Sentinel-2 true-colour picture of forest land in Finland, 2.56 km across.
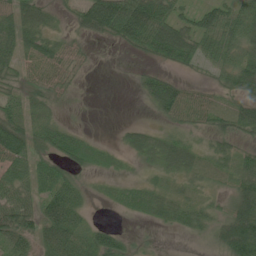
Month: June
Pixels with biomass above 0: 69%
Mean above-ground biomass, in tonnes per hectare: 37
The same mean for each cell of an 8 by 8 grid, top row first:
61 31 46 96 96 46 46 55
59 53 18 7 44 78 37 51
28 48 8 0 27 28 14 67
37 24 1 0 4 48 45 47
82 42 31 7 34 36 19 21
55 43 21 9 8 24 17 48
76 54 34 5 23 36 24 72
43 54 43 40 3 1 14 114
